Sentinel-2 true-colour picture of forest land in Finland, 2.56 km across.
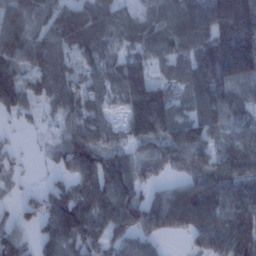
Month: January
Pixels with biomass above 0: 85%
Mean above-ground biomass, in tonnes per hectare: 91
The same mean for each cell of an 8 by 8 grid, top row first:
121 95 152 96 59 99 137 234
116 108 51 66 78 79 113 197
113 103 55 71 134 57 125 125
50 45 70 35 210 86 88 61
15 31 106 51 80 108 79 73
31 21 94 129 59 38 92 84
33 111 144 116 118 124 109 106
82 99 130 66 70 12 83 110
